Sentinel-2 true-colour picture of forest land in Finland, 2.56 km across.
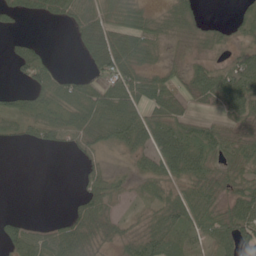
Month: June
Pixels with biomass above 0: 69%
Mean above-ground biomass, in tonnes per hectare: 41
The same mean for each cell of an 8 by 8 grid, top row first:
30 30 54 43 35 47 10 29
19 11 25 90 58 11 22 21
14 54 34 77 62 36 64 65
44 47 65 81 55 49 20 47
11 32 42 45 50 87 69 54
0 0 20 26 43 48 52 47
1 0 37 29 20 61 58 62
55 51 74 28 59 44 34 60
